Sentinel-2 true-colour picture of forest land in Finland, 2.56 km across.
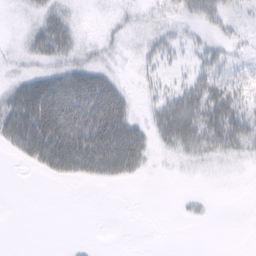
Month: February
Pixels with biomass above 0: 45%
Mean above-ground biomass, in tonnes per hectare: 19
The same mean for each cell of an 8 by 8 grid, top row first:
1 21 3 5 6 10 32 7
4 34 12 6 8 12 15 5
16 44 56 24 6 7 28 12
48 83 68 65 7 45 47 28
30 72 71 74 31 28 33 28
0 13 26 27 7 1 2 1
0 0 0 0 0 2 5 0
0 0 1 0 0 0 0 0
